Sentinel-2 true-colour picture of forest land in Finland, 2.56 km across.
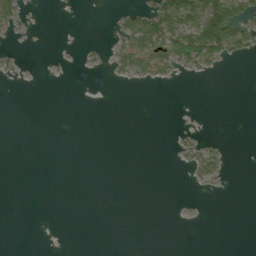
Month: July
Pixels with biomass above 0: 15%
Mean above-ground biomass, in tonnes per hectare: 14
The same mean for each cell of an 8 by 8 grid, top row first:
41 0 0 7 58 107 125 81
5 0 5 15 79 84 113 62
3 0 0 7 16 9 3 0
0 0 0 0 0 0 0 0
0 0 0 0 0 8 16 0
0 0 0 0 0 0 28 0
0 0 0 0 0 0 0 0
0 0 0 0 0 0 0 0
